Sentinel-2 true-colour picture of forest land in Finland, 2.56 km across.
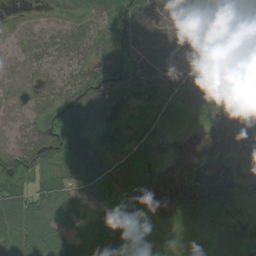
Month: August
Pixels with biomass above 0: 80%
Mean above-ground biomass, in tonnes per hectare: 44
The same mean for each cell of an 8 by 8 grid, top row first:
19 21 42 73 74 62 55 26
35 65 70 81 66 42 40 17
47 57 68 71 55 49 43 14
36 51 70 40 47 59 35 36
55 90 58 50 64 16 2 13
76 53 61 38 21 3 1 21
86 70 53 55 10 3 5 17
52 57 45 62 43 24 25 18
